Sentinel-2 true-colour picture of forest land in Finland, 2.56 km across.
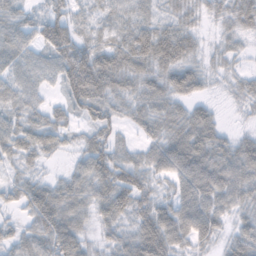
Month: November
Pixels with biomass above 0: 88%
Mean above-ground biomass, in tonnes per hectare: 48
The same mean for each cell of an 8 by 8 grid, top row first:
49 57 28 39 43 32 19 42
64 64 60 52 85 72 14 17
47 34 94 64 53 58 24 22
38 39 33 38 40 42 32 6
52 45 24 46 29 69 69 38
23 17 51 81 53 62 79 64
23 85 53 55 48 62 69 37
34 74 54 30 82 61 41 44
